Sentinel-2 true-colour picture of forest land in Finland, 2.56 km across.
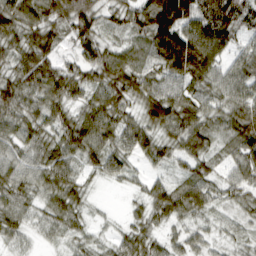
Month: March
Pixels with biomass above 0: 91%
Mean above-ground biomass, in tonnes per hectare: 54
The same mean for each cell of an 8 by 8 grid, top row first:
75 66 89 35 78 141 89 74
52 64 51 38 53 150 102 37
64 71 54 68 65 65 67 63
60 52 42 74 54 86 55 66
43 48 74 59 59 56 49 66
50 58 33 35 23 25 46 52
54 40 35 3 30 66 39 29
24 14 23 23 46 26 24 17
